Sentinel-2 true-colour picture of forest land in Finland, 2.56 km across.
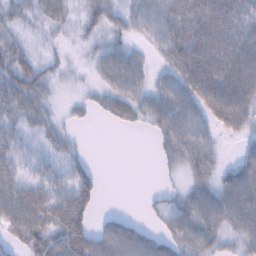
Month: February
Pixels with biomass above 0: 78%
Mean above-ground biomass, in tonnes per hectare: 41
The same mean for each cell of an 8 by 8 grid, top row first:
32 34 28 38 38 57 86 63
40 13 12 35 17 58 84 79
64 33 7 40 29 46 86 87
49 27 12 32 40 52 46 71
40 28 11 0 0 46 30 19
42 36 51 0 0 12 34 70
64 61 61 2 6 36 57 71
33 71 71 66 47 43 48 36
